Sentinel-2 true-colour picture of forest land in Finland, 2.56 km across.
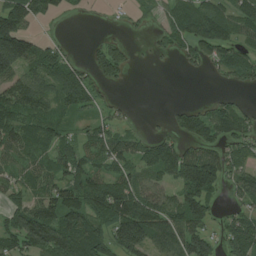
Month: July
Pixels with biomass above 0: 69%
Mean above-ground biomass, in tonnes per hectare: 68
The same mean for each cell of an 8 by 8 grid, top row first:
151 45 7 4 24 64 85 70
189 48 3 53 3 39 75 54
87 78 75 40 0 0 9 50
88 70 56 22 1 35 59 57
72 66 59 70 52 62 73 64
49 72 99 67 71 97 169 71
50 84 97 112 113 83 65 40
79 122 101 103 117 121 77 116
